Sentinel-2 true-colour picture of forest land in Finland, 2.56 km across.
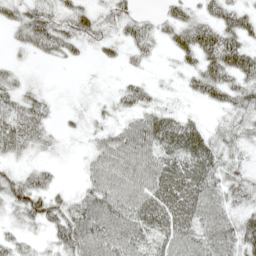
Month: May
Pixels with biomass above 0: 78%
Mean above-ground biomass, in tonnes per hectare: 37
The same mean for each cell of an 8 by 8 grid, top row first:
38 52 39 31 16 36 30 40
18 50 26 22 31 33 57 53
22 3 3 3 16 8 57 49
42 24 12 18 40 22 9 37
45 19 5 45 56 48 42 27
33 22 13 58 51 60 48 27
41 57 51 60 60 64 54 29
28 23 85 66 48 57 54 60
